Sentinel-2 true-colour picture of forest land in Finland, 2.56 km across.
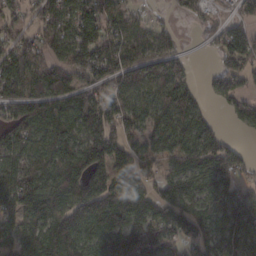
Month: February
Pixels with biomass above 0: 85%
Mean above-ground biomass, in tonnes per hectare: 112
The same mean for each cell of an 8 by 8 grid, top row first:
58 117 116 103 45 26 43 61
114 84 137 124 91 63 26 143
175 168 100 118 93 126 34 107
147 147 144 130 90 143 42 81
120 91 121 156 66 90 136 31
137 112 139 172 95 94 98 91
136 156 161 235 122 118 99 130
107 172 146 125 176 99 118 99
